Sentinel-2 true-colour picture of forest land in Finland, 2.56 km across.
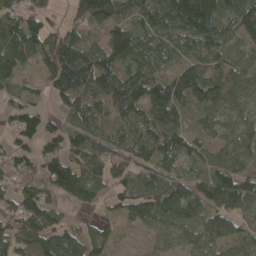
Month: April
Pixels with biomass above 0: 86%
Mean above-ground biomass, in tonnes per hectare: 71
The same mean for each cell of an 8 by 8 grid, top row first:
76 51 81 118 71 97 109 119
113 82 89 89 81 51 73 38
56 47 115 93 103 89 88 62
61 34 71 58 61 76 66 48
53 56 67 68 72 82 39 62
53 86 94 52 52 55 63 83
69 81 27 35 80 88 82 94
77 83 72 38 16 50 81 73
